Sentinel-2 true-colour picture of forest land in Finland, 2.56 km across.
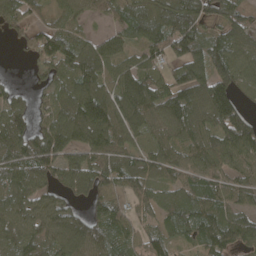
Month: April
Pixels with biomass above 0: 86%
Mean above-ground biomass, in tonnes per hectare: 89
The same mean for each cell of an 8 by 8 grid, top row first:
86 37 50 45 112 137 78 75
28 100 85 83 69 90 106 83
11 51 131 90 108 94 142 78
79 66 162 131 117 129 134 98
112 131 99 110 54 86 98 128
103 83 97 98 89 69 78 54
90 80 36 102 61 97 101 64
87 91 120 102 77 50 86 77
